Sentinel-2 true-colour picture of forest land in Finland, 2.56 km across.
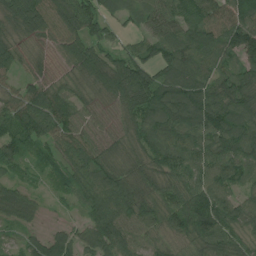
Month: July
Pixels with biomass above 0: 94%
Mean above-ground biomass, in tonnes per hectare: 77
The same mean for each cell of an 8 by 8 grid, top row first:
84 96 109 36 51 86 103 139
55 40 78 48 68 94 109 137
40 61 56 94 102 121 91 94
80 101 63 47 93 129 129 117
78 58 73 60 80 98 91 113
29 24 58 82 74 78 82 58
68 15 27 91 84 84 101 72
32 69 55 107 60 57 83 64
